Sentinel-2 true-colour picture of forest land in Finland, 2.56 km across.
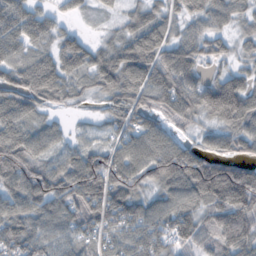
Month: October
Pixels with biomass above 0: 89%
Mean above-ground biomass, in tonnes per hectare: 73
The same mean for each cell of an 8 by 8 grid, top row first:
74 42 20 17 68 45 65 45
54 40 64 54 97 80 54 29
72 92 44 83 93 106 51 73
79 32 12 55 77 83 95 139
92 55 36 43 70 62 37 70
101 104 126 103 61 121 141 117
67 79 102 112 66 81 85 130
102 71 58 56 78 73 49 89
